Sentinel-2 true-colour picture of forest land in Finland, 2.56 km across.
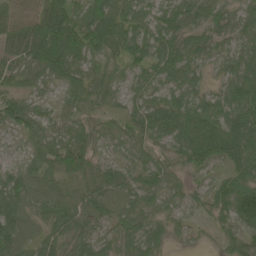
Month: June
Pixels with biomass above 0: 94%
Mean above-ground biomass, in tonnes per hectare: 54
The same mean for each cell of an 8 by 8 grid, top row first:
74 122 51 83 35 35 50 32
82 143 84 71 38 42 49 37
44 45 43 34 29 45 30 71
79 26 48 22 48 61 49 63
28 55 69 26 47 54 86 83
53 55 88 57 41 40 37 56
65 62 65 54 35 33 42 86
66 49 61 38 60 21 11 47
